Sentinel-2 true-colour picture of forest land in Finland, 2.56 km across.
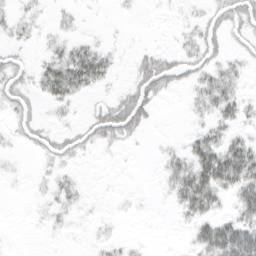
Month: March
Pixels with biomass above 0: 44%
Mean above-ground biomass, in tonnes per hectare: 13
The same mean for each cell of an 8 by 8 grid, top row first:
11 4 5 1 1 2 12 23
9 10 20 6 5 7 16 5
20 34 43 11 26 17 19 10
16 3 3 25 23 0 14 18
5 14 15 13 2 3 29 23
2 6 5 1 0 25 47 43
0 7 7 1 1 12 28 25
0 1 1 6 1 1 36 46
